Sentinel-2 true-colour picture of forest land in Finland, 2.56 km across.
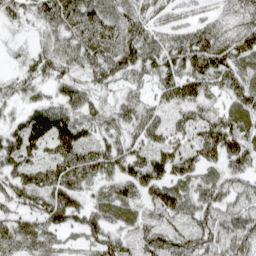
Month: April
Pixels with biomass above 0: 89%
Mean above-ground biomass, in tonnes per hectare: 76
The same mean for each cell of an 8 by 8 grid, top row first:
52 78 97 81 60 34 33 61
17 58 91 97 104 89 123 106
52 54 55 54 48 100 96 89
36 117 61 43 70 47 63 89
92 102 131 62 76 83 122 101
79 79 93 78 117 77 43 58
54 102 80 70 55 95 77 65
80 60 42 73 77 86 79 100
